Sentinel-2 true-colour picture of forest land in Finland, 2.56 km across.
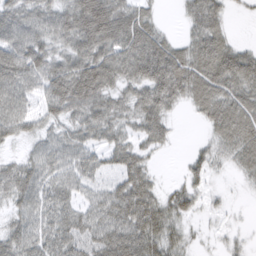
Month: March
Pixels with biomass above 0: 84%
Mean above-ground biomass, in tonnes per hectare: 52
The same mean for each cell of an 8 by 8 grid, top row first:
55 60 101 96 46 6 67 5
73 56 65 72 88 46 72 32
70 76 91 57 72 90 70 67
63 54 58 52 63 19 50 62
30 39 49 44 39 9 27 63
56 52 51 42 52 6 32 20
34 57 45 77 89 53 17 4
53 58 67 84 83 36 7 15
